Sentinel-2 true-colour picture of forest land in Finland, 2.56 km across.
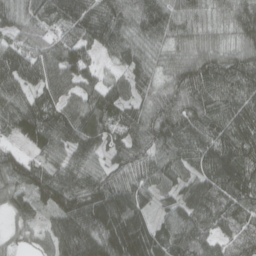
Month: April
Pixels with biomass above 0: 95%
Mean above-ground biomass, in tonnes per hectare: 104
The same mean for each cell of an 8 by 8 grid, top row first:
73 95 132 115 105 99 61 92
97 87 115 86 71 66 80 88
123 92 98 52 68 102 134 117
109 98 107 87 86 118 115 103
44 99 125 74 110 126 124 128
112 107 106 101 103 108 114 124
85 85 174 208 98 109 125 99
36 84 160 191 174 113 74 73
